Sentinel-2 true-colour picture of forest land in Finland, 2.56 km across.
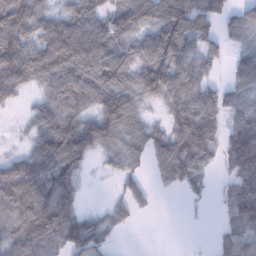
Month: January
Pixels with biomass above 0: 77%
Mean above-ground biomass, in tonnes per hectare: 91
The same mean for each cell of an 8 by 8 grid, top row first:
137 75 115 100 100 171 134 77
123 121 139 102 93 133 75 56
111 92 128 109 104 127 62 81
13 96 115 145 45 94 143 93
13 121 145 74 75 123 111 151
131 99 66 21 39 103 32 165
116 149 45 45 28 0 8 145
105 122 122 40 0 0 3 116
